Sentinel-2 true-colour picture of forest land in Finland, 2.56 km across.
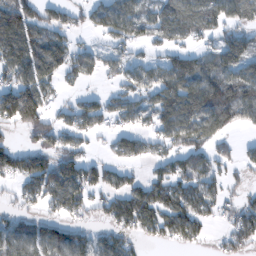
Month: February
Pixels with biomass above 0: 69%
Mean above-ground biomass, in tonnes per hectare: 81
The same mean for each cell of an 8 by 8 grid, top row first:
130 61 40 123 96 124 112 103
131 105 49 62 40 62 58 124
77 73 46 33 72 112 117 121
184 71 98 69 79 141 125 100
34 67 52 44 61 81 67 28
80 115 110 55 41 90 73 26
42 54 73 86 109 106 65 70
118 111 89 91 39 57 24 68
